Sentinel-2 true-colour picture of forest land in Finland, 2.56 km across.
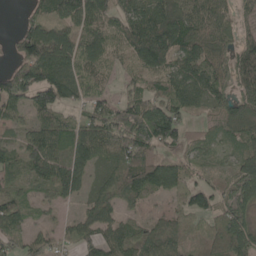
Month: May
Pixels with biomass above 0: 81%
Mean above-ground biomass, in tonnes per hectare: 79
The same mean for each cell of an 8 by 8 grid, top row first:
5 101 129 96 116 124 90 45
53 166 112 75 148 108 72 67
134 145 124 42 74 84 94 78
70 102 51 76 116 97 31 73
40 98 93 109 127 73 35 47
50 78 75 69 100 87 27 61
85 31 33 70 30 37 76 70
61 52 72 76 64 66 75 98
